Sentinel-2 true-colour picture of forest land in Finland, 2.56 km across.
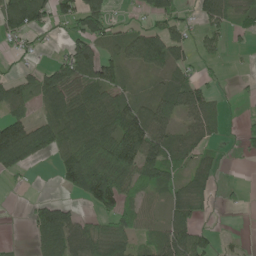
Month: June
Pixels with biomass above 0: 63%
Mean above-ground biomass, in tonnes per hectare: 62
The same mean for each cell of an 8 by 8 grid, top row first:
112 61 107 39 36 53 67 50
30 10 87 40 116 69 30 13
47 74 113 72 16 59 19 7
55 92 106 115 89 84 74 7
161 85 128 130 122 50 35 21
26 1 170 160 86 52 52 0
1 65 22 76 33 66 22 11
3 95 87 87 29 102 34 9
